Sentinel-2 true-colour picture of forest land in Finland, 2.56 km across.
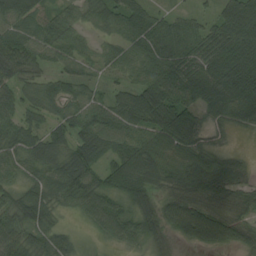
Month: August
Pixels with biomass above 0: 86%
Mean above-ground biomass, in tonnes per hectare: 60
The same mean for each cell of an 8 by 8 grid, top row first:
75 40 40 60 60 37 28 114
80 50 41 38 63 75 79 102
54 35 36 22 61 75 89 120
47 40 51 69 77 94 45 59
61 74 66 56 80 80 37 2
36 59 88 82 102 77 103 50
62 53 44 69 67 76 57 43
64 51 14 34 43 21 63 57
